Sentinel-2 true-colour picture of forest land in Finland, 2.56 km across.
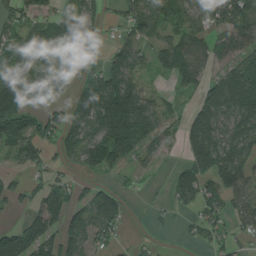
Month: August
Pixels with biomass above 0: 70%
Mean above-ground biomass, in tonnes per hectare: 71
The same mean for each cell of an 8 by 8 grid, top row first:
55 52 59 17 82 55 61 115
94 135 58 29 45 88 71 93
109 111 59 117 51 44 72 140
120 41 69 188 131 38 108 136
77 51 76 113 67 28 145 108
20 35 22 31 10 51 103 130
17 85 69 78 2 23 52 61
142 106 68 31 7 4 34 24
